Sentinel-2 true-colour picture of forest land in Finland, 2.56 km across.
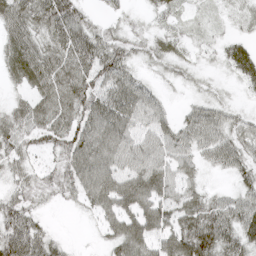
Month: April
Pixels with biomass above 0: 85%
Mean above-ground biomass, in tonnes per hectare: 47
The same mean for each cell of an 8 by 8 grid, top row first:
71 76 49 17 14 24 16 20
63 55 85 60 27 27 18 35
28 68 68 63 20 19 11 30
45 62 65 52 43 19 45 21
56 44 75 32 48 53 55 49
41 29 46 53 76 50 17 38
63 13 15 66 72 69 60 60
98 46 2 52 76 81 80 69
